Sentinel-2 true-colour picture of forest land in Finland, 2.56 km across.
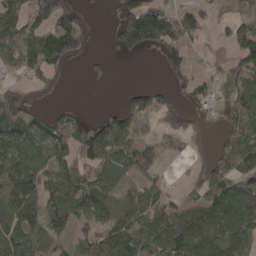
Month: April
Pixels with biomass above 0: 61%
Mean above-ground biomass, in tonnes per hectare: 56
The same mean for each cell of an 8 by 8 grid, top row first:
56 104 25 8 173 69 27 35
68 117 58 19 86 69 6 82
24 26 3 17 0 18 26 49
72 24 8 30 53 26 26 70
91 79 56 88 37 10 6 72
102 62 76 84 40 4 40 62
98 74 66 75 60 48 81 118
87 54 31 73 77 106 89 70
